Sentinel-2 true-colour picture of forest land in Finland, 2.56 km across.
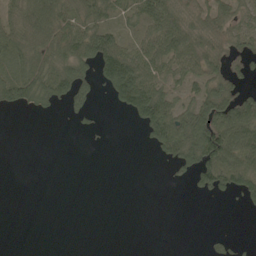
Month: May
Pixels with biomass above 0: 48%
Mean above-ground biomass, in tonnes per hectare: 48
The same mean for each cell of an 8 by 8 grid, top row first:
63 115 73 53 81 77 68 44
80 78 105 98 74 96 61 31
105 96 84 117 112 49 61 21
21 15 37 10 126 71 105 107
0 0 1 1 19 119 165 141
0 0 0 0 0 18 96 126
0 0 0 0 0 0 0 11
0 0 0 0 0 0 14 9
